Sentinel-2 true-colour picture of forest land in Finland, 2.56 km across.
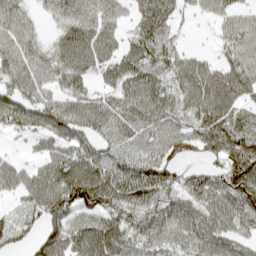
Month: April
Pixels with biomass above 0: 83%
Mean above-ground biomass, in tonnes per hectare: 69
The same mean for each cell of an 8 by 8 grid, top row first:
60 30 78 55 56 33 32 53
70 42 95 60 76 42 11 74
70 56 56 52 80 64 92 89
100 80 82 72 89 74 101 60
8 51 70 62 71 84 76 101
58 90 122 91 105 50 55 105
30 83 92 81 76 64 78 89
46 69 89 97 61 66 79 58
